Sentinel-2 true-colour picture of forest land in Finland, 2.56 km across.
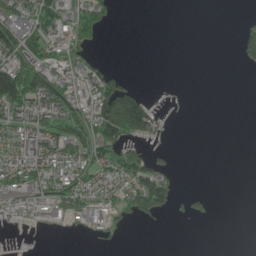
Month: June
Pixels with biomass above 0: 39%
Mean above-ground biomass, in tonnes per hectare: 41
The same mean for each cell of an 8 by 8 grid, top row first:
92 74 61 21 0 0 0 2
116 63 51 0 0 0 0 30
150 96 71 72 0 1 0 0
67 90 73 162 131 1 0 0
64 80 97 107 37 1 0 0
84 87 74 74 112 24 0 0
42 51 77 56 91 25 14 0
1 0 2 10 0 0 0 0
